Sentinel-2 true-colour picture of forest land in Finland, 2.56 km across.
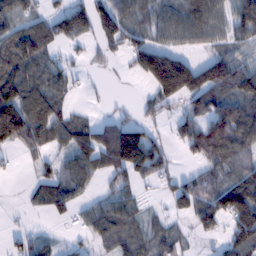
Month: February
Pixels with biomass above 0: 69%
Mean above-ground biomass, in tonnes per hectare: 71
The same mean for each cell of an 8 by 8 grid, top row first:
77 65 105 110 42 71 107 90
127 85 22 49 96 63 49 58
120 85 22 2 58 213 125 100
161 112 17 18 31 39 82 106
71 61 77 143 137 29 112 97
9 51 84 66 69 42 61 70
4 37 40 77 28 42 81 156
30 28 18 69 64 49 20 108
